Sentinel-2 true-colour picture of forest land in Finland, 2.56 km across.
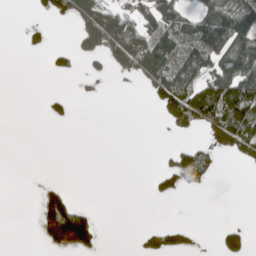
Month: May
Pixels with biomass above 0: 30%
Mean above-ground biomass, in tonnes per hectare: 37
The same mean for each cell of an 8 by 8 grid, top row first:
0 21 46 53 69 88 93 124
1 27 28 57 74 89 132 112
0 3 11 11 37 110 84 134
0 21 1 0 1 83 97 110
0 0 0 0 0 13 32 81
0 1 0 0 2 71 51 0
0 107 43 0 0 0 0 0
0 60 89 0 22 34 1 56
